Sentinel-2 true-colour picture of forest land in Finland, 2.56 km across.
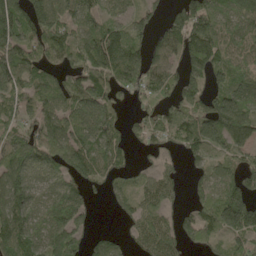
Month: May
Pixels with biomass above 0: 80%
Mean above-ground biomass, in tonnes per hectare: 91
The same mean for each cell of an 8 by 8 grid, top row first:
122 145 86 47 69 68 138 86
108 128 86 148 88 93 145 73
91 85 92 129 112 81 80 86
68 106 112 92 45 62 105 131
102 128 104 99 47 52 80 79
120 69 99 57 47 44 70 90
122 74 72 22 80 43 122 203
149 90 64 59 88 79 61 69
